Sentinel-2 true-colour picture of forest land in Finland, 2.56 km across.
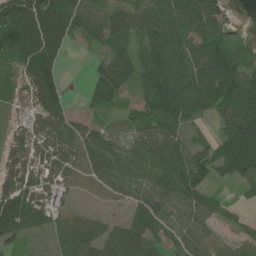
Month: July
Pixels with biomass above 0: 79%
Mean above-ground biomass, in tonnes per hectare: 68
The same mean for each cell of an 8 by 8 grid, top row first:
153 138 70 63 84 80 81 4
110 123 10 37 46 76 94 57
30 111 7 111 57 75 89 107
20 96 16 15 70 89 46 92
74 86 63 44 66 70 42 111
103 70 58 64 62 102 54 73
152 76 20 19 64 54 49 12
51 33 108 88 89 30 55 39
